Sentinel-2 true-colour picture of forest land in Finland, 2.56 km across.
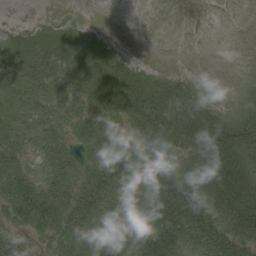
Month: August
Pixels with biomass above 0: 71%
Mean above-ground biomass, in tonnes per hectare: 23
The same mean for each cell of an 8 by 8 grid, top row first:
1 2 2 0 0 0 0 0
22 22 21 10 0 0 0 0
24 24 26 31 18 9 0 0
22 22 23 24 44 37 19 8
22 25 18 30 17 24 41 28
27 24 26 34 33 24 37 37
43 42 35 31 38 56 31 57
21 16 39 43 32 33 37 34
